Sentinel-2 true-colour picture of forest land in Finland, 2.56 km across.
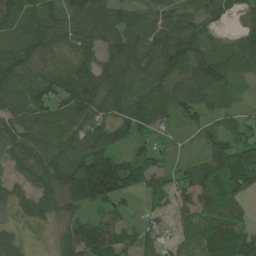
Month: June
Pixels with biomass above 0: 87%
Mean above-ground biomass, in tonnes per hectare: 73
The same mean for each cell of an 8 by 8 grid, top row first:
79 98 92 77 70 66 64 50
100 83 87 74 101 113 76 74
83 90 105 83 82 81 106 47
86 83 92 67 87 63 41 23
82 94 77 57 41 17 43 86
42 97 146 174 78 32 79 121
40 65 65 67 17 40 52 52
32 6 111 98 41 21 74 94
